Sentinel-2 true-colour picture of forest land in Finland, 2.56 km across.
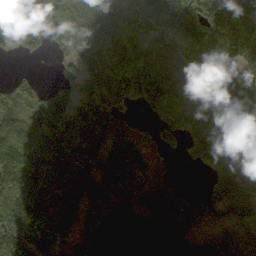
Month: October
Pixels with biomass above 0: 85%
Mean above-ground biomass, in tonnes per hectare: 137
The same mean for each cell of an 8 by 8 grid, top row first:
111 178 187 158 185 248 178 209
75 78 161 165 135 112 203 203
51 14 145 124 216 133 135 206
123 209 200 122 48 89 145 119
144 237 210 106 54 84 149 186
129 200 184 136 55 23 63 167
178 145 141 136 122 121 100 103
198 112 82 64 217 141 53 71
